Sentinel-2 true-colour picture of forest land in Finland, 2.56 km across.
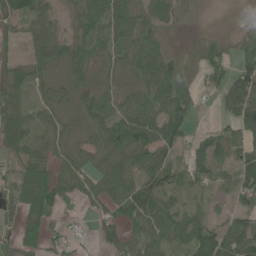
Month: June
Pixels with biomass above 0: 80%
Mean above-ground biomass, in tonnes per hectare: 50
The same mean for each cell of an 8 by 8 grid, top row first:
66 42 51 73 51 45 9 5
13 67 55 67 73 9 37 34
43 42 56 45 63 73 33 66
50 40 58 58 69 79 4 89
45 43 47 90 86 52 43 54
38 76 58 73 67 36 39 55
28 75 20 40 82 46 27 36
34 40 18 29 57 50 95 77
